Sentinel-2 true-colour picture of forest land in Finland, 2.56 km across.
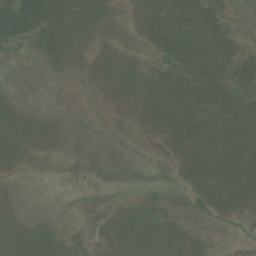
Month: August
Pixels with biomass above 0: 52%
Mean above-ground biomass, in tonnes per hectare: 21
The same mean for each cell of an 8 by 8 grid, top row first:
64 63 58 10 25 44 42 4
12 33 13 2 7 46 48 19
1 0 0 6 23 47 53 32
13 1 0 1 19 58 56 52
25 5 0 0 1 26 49 57
2 0 0 0 0 7 45 48
1 0 0 2 14 4 18 21
42 26 3 15 27 24 7 2
